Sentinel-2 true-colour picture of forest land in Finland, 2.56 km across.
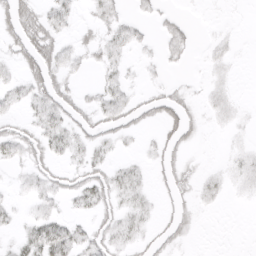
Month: April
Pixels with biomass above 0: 48%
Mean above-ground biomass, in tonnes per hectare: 10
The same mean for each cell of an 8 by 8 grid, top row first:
28 17 5 13 6 5 1 0
17 25 10 13 5 12 4 2
8 25 5 9 4 3 5 1
7 19 17 19 15 19 7 5
19 17 11 10 4 14 1 4
4 13 14 14 7 16 6 9
5 7 9 14 11 10 4 1
7 29 16 16 11 11 0 0
